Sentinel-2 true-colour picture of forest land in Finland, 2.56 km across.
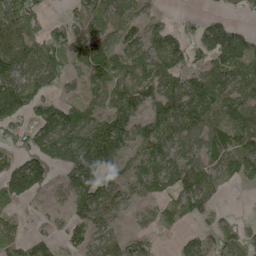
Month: May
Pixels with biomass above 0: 74%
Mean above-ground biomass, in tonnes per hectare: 75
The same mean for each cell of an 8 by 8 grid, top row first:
121 31 56 60 43 12 30 19
94 96 68 79 67 77 94 108
110 85 59 84 72 79 105 78
144 102 84 95 67 108 95 91
51 138 121 132 88 85 91 75
144 83 102 78 96 94 65 64
38 31 86 95 47 47 46 1
56 43 56 69 45 19 50 61
